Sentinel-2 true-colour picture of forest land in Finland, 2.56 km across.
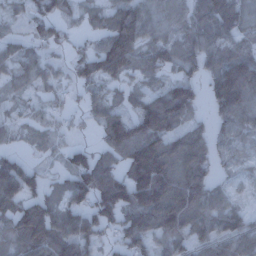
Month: December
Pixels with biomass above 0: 80%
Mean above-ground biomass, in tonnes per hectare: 80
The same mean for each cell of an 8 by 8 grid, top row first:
27 75 33 68 97 60 104 92
42 50 26 142 69 65 92 72
45 46 58 57 41 72 67 154
23 43 28 61 116 139 42 107
23 41 28 93 156 99 85 46
127 31 118 97 168 133 76 26
100 101 88 136 156 152 109 44
88 122 96 40 88 75 74 86
